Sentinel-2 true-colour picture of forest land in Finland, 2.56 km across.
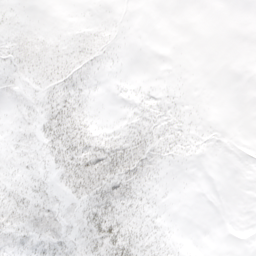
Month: April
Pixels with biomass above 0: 45%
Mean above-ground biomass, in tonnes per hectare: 9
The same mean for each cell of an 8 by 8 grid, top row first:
5 0 1 1 0 0 0 0
13 13 14 5 0 0 0 0
5 12 12 1 1 1 0 0
4 15 16 1 11 6 0 0
8 17 26 25 20 10 1 0
9 8 31 33 19 1 0 0
22 17 15 27 12 0 0 0
14 18 15 31 22 4 0 0
